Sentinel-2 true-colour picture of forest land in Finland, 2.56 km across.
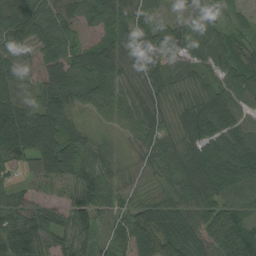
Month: August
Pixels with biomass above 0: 94%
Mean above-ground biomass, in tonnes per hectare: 63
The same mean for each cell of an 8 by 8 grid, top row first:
65 44 40 42 49 27 60 14
50 30 30 43 75 58 69 35
70 56 54 71 50 49 35 65
133 80 32 58 68 35 92 64
143 99 76 23 39 45 95 74
21 74 86 54 17 58 105 93
67 55 91 54 45 68 77 54
117 67 73 33 140 104 64 96
